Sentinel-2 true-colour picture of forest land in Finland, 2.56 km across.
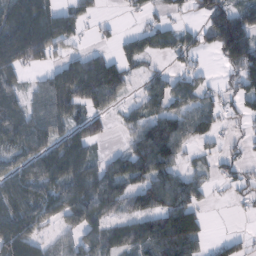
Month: February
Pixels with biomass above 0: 67%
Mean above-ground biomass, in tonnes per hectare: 69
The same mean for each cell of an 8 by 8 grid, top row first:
108 101 52 5 28 26 78 79
131 109 24 26 59 66 49 179
45 54 140 120 34 47 24 78
68 80 55 43 59 69 59 38
73 76 95 10 109 87 34 16
83 90 98 91 107 74 26 40
97 76 101 75 96 119 18 10
103 29 69 68 108 132 28 40
